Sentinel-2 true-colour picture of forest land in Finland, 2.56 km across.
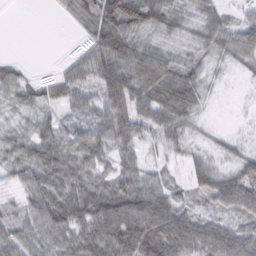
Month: February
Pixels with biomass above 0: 85%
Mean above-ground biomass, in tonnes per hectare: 41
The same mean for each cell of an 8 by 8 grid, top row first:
0 2 30 71 65 40 45 23
0 0 14 72 40 25 37 55
42 20 39 65 49 37 21 7
22 24 32 65 51 49 8 3
38 50 50 49 32 40 16 17
34 52 39 37 33 19 46 44
27 64 69 83 79 50 23 53
49 53 57 68 88 72 58 56
